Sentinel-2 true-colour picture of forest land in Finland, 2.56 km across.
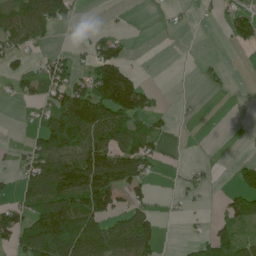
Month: June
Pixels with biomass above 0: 44%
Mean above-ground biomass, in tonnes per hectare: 59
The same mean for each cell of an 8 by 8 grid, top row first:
88 105 12 1 2 7 6 52
46 17 32 70 1 0 1 26
46 63 55 184 28 1 13 1
1 58 172 145 76 9 1 0
10 105 131 125 82 3 1 0
29 155 169 166 65 5 16 46
59 160 144 90 55 4 5 77
64 175 148 107 108 1 56 65
